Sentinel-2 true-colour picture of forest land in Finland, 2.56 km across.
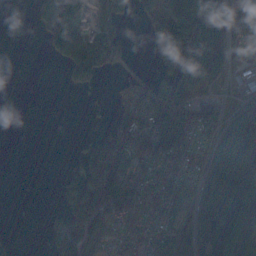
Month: November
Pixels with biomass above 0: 60%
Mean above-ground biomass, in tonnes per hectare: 83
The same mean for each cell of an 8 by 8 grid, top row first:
0 167 107 104 54 144 114 62
0 60 124 134 15 158 88 36
0 0 92 12 52 128 66 38
0 0 1 34 111 143 74 144
0 0 12 172 121 122 61 170
0 0 102 229 69 99 134 154
0 10 157 124 90 149 166 161
13 48 165 66 70 195 123 99
